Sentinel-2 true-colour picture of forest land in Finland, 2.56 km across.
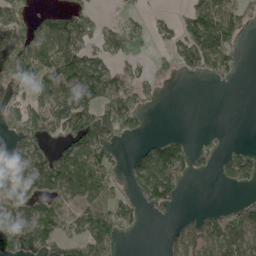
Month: May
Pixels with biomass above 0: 54%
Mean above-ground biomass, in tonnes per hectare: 61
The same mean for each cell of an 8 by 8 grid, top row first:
70 49 66 7 20 26 99 46
108 90 95 54 11 48 96 24
98 96 143 73 41 10 19 6
51 92 147 88 40 0 0 0
59 47 119 49 25 42 10 8
95 133 133 62 103 78 11 64
90 65 63 77 34 16 13 38
126 113 77 81 1 52 81 100
